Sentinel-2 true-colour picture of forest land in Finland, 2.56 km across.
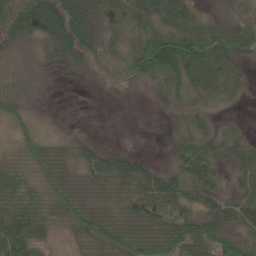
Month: June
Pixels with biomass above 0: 80%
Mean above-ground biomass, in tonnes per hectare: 36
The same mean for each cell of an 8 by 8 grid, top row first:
65 100 65 46 43 50 19 28
17 30 62 26 72 106 86 59
9 6 7 21 44 51 44 18
27 2 0 0 1 26 16 2
20 23 18 5 0 26 39 29
33 31 22 48 40 52 50 35
49 30 39 23 49 35 38 51
71 20 23 55 53 61 58 42
